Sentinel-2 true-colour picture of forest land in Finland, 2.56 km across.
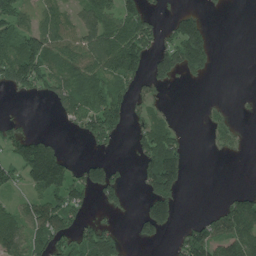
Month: July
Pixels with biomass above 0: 50%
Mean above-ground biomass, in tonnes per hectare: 77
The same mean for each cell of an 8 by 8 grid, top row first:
85 66 73 96 105 56 26 0
99 132 105 146 118 150 116 0
133 106 111 102 66 46 16 0
3 9 118 124 64 12 23 7
104 89 9 40 104 89 20 23
72 245 82 94 90 138 0 0
60 139 80 47 62 80 14 131
131 137 93 65 47 39 133 131
